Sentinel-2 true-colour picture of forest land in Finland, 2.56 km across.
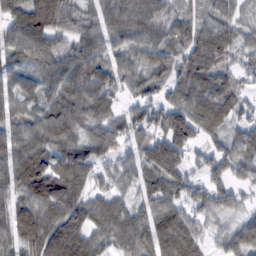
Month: February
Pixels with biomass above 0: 91%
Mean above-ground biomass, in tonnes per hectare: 80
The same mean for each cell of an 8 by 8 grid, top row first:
82 132 63 88 101 57 54 49
77 94 77 55 78 72 133 42
64 71 102 80 65 79 87 49
74 84 92 65 76 99 94 62
78 93 87 84 83 126 45 82
73 113 90 64 69 92 71 50
73 114 96 80 62 71 84 41
75 135 111 70 79 97 39 87
